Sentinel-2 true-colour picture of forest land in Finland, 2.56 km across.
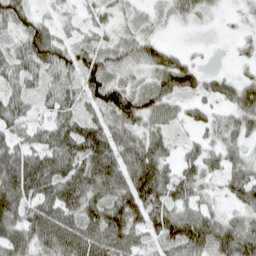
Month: April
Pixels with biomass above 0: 87%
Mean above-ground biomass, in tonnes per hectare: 58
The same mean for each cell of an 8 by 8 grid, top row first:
64 22 22 33 17 35 22 16
36 93 48 45 62 21 4 18
46 37 56 67 37 97 33 35
42 25 38 81 74 30 30 65
57 55 91 80 68 27 37 40
112 93 92 89 103 55 45 67
93 84 83 92 102 63 35 42
72 82 92 91 45 79 83 104
